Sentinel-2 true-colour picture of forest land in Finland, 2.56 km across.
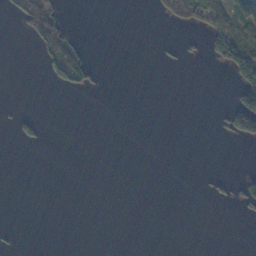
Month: November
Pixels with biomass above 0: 11%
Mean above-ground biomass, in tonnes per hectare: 12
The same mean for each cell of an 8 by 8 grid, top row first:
14 51 0 0 0 34 83 100
0 40 25 0 0 7 38 122
0 12 36 0 0 0 0 49
6 0 0 0 0 0 0 96
9 4 0 0 0 0 0 11
0 0 0 0 0 0 5 10
0 0 0 0 0 0 1 15
2 0 0 0 0 0 0 0
